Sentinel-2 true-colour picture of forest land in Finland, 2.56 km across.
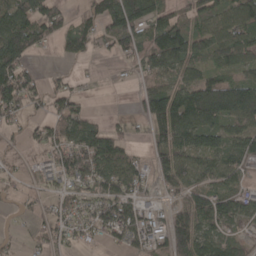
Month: April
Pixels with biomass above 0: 73%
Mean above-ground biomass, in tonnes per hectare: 87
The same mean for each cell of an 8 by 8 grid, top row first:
126 108 54 135 128 69 98 110
169 30 78 54 103 141 101 116
135 31 25 4 52 84 89 80
71 65 68 6 68 173 153 151
17 80 132 103 25 126 120 105
34 54 126 138 88 106 110 91
18 46 70 137 90 71 122 109
18 55 52 66 116 112 97 51
